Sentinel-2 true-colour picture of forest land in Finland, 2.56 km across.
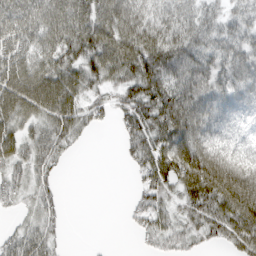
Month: March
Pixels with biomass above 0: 79%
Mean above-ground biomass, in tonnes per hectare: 66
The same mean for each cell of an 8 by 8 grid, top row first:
84 91 97 118 106 97 52 55
66 73 95 108 114 101 76 78
90 101 72 52 106 97 83 78
80 78 55 34 79 129 104 54
64 63 15 1 64 111 100 45
37 33 0 0 43 90 132 120
19 35 0 0 43 33 81 124
42 39 0 0 17 35 30 79
